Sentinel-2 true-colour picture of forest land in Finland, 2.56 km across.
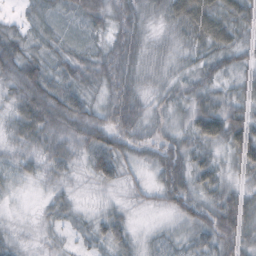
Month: October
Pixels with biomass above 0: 90%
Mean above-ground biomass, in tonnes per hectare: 37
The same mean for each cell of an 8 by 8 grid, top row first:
13 33 37 39 28 47 73 55
47 32 23 41 27 22 44 37
52 53 38 49 21 22 34 26
37 69 53 50 34 23 60 50
30 41 39 58 30 42 45 78
28 23 13 43 16 69 48 27
5 19 14 16 11 36 52 64
17 13 13 42 16 31 50 52
